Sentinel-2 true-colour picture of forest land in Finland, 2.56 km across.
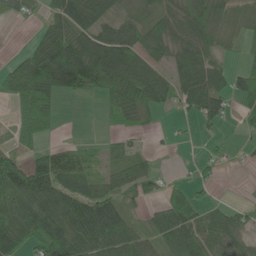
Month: June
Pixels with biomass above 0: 70%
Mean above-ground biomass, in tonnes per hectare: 55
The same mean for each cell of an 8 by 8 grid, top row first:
33 41 67 37 37 67 70 35
3 93 93 107 72 73 56 23
88 122 112 101 84 71 87 52
33 62 0 33 49 20 79 38
26 24 17 22 10 10 9 8
106 101 46 40 58 9 18 0
87 85 83 67 23 76 40 26
71 106 85 84 45 81 82 48
